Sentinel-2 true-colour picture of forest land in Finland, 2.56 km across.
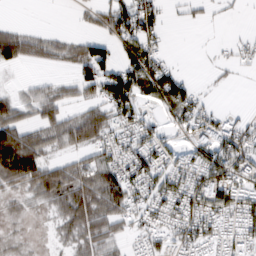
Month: February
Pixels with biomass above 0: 62%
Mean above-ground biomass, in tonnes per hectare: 47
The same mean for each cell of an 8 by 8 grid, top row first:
0 0 11 78 75 5 12 3
91 45 45 42 71 1 2 17
6 23 62 88 80 54 3 4
59 64 43 66 25 45 31 8
139 61 63 52 56 23 62 69
106 91 59 74 69 58 82 56
12 25 87 78 45 64 71 63
10 6 50 49 31 41 50 45
